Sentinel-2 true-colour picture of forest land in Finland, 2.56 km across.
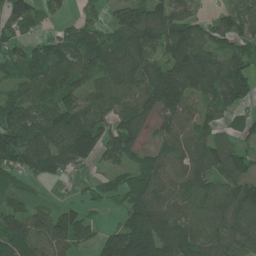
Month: June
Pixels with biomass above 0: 81%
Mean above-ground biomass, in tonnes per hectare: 85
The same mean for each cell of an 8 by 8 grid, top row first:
90 34 28 37 90 88 27 83
52 71 117 124 119 136 90 64
56 99 79 99 128 174 129 136
91 89 104 88 91 137 70 52
113 112 120 93 52 80 86 44
55 55 16 40 90 69 90 81
59 37 41 17 127 69 96 95
100 87 66 101 203 106 78 91
